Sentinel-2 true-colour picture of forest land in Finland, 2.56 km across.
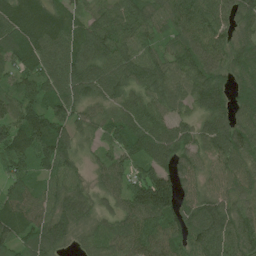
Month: June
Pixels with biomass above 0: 95%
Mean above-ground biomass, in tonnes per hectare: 81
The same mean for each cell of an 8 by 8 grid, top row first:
120 107 45 78 76 83 93 69
100 108 92 91 65 58 101 75
57 85 109 97 85 85 104 65
84 77 65 57 86 55 93 64
104 118 48 53 81 92 87 93
70 56 46 68 82 81 61 79
103 77 86 48 119 90 92 64
71 97 34 76 111 76 126 91
